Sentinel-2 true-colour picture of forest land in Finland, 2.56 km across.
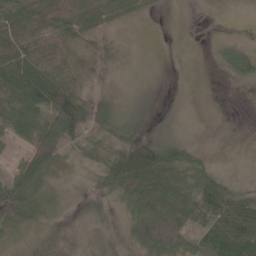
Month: May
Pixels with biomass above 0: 76%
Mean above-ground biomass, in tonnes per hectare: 40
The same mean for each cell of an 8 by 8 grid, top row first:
60 86 69 49 20 5 3 0
93 57 29 25 3 9 6 25
91 101 35 15 11 6 2 22
54 81 119 48 10 7 2 1
26 92 59 32 54 36 3 4
51 43 9 52 105 62 42 13
60 32 10 21 79 106 66 66
17 11 6 10 68 82 46 73
